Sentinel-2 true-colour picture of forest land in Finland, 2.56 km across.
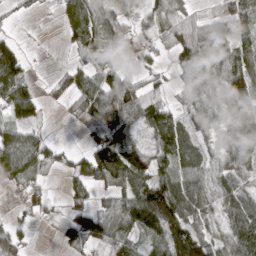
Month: March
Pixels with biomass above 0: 74%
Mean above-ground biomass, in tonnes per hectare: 63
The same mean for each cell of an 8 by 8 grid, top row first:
15 3 117 86 68 57 41 91
43 2 66 59 20 66 102 65
108 13 64 71 41 28 78 113
79 17 59 114 73 53 53 84
90 52 10 114 44 88 25 70
63 30 59 88 93 87 58 39
12 37 62 77 144 105 48 69
51 2 74 76 48 116 63 87
